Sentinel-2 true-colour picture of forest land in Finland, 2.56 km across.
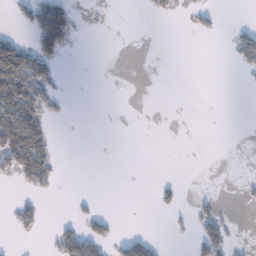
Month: January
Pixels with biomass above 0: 16%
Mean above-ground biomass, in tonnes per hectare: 20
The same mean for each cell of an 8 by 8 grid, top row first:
13 100 7 1 4 9 13 0
73 62 1 0 0 0 0 45
131 51 0 0 0 0 0 3
119 34 0 0 0 0 0 0
154 56 0 0 0 0 0 0
43 56 0 0 0 1 0 1
25 4 6 0 0 17 17 2
4 7 81 27 34 1 53 3
